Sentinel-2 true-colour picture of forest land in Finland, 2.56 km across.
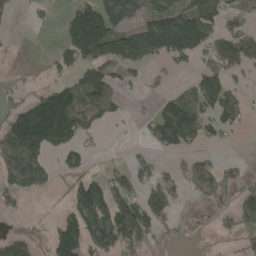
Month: May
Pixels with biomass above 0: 49%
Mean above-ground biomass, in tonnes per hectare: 73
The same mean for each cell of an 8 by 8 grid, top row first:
14 12 145 145 78 135 122 57
3 6 167 156 161 154 89 115
1 28 83 87 32 13 91 22
54 188 131 52 16 138 86 73
150 122 56 2 25 106 31 3
119 53 64 56 53 47 81 49
17 6 122 140 107 37 8 75
74 37 145 124 71 13 0 38
